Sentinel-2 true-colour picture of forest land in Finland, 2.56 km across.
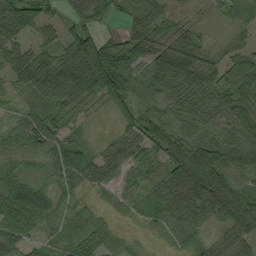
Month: September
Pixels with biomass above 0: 88%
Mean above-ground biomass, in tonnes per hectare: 57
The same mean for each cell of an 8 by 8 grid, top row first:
105 38 37 29 72 32 15 65
55 43 95 67 82 72 32 33
44 78 81 135 65 90 55 80
21 43 30 28 55 50 61 82
47 63 37 36 69 91 85 91
72 27 53 36 41 120 143 68
89 52 19 15 24 73 84 103
47 25 43 26 8 22 28 50
